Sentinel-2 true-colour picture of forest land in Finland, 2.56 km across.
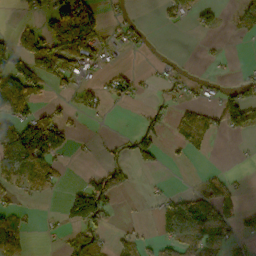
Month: October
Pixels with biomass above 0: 38%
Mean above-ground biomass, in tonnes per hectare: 42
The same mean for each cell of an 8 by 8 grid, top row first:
10 59 120 9 3 24 27 51
63 93 117 21 10 1 4 0
112 53 31 32 9 18 13 28
77 38 23 7 18 27 44 97
131 175 4 16 58 19 27 3
58 67 11 98 8 0 19 6
27 2 124 31 4 87 91 37
53 5 56 24 17 58 109 31
